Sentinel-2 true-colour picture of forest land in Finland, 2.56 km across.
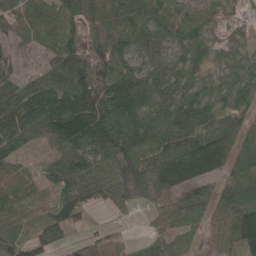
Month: May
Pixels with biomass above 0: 88%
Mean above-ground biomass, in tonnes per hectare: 78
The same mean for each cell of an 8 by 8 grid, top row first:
74 74 80 91 82 61 45 20
26 53 63 83 57 53 54 35
53 81 130 111 87 58 42 55
127 210 188 158 113 114 76 59
78 54 112 132 112 101 149 67
60 63 102 84 114 161 100 68
70 49 76 30 26 76 60 99
56 59 24 26 19 39 26 91
